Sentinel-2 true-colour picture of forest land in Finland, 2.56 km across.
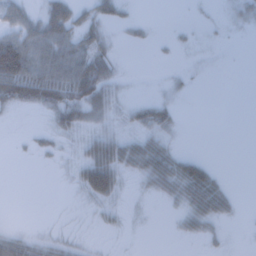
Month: February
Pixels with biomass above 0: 43%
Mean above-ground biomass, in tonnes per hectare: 24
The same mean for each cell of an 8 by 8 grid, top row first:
38 55 28 25 2 0 3 18
119 74 52 20 5 6 4 0
124 87 97 33 0 8 3 0
16 34 54 29 32 18 0 0
2 11 20 49 46 13 0 0
0 0 29 59 35 55 38 0
0 0 5 18 2 16 49 7
37 20 8 2 0 4 12 0
